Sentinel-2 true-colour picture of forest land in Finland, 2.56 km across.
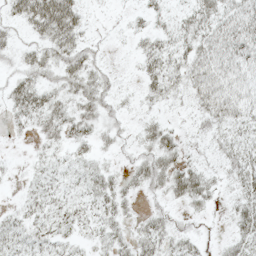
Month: May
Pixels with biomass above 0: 68%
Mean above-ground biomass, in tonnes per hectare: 21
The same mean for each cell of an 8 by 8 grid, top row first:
25 70 27 2 13 15 36 40
17 28 30 2 16 23 34 42
23 19 33 10 19 22 44 36
24 32 23 15 8 3 30 34
1 16 18 10 22 26 11 27
4 17 14 17 31 41 20 29
11 18 15 23 8 10 11 24
20 16 11 20 27 21 4 27
